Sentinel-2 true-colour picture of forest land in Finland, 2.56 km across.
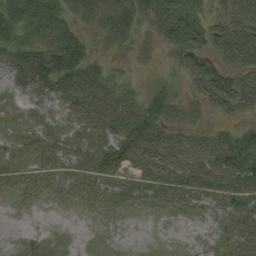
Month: August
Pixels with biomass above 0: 80%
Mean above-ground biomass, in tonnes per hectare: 37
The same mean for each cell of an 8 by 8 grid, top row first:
42 57 33 52 39 78 38 71
40 44 37 16 12 46 50 100
23 45 58 34 7 15 90 56
20 19 45 61 56 32 31 39
23 33 32 49 65 52 57 68
26 24 26 38 47 58 60 74
5 4 9 16 14 24 25 52
7 12 4 4 1 2 7 39
